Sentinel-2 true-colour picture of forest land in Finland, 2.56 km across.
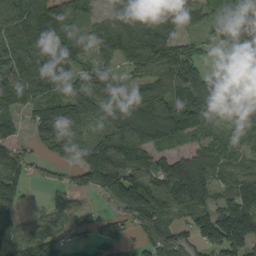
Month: September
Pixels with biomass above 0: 84%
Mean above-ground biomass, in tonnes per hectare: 114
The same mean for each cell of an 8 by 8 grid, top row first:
145 217 189 135 211 159 71 143
102 172 107 174 195 119 39 102
115 183 85 78 79 122 113 76
76 103 109 116 179 147 113 56
74 86 95 169 164 68 81 77
99 30 78 188 155 173 127 87
72 48 47 52 155 126 101 158
71 99 33 105 90 105 121 157
